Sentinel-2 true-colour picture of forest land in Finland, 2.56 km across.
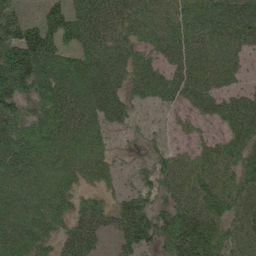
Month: June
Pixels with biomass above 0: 88%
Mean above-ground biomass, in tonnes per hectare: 68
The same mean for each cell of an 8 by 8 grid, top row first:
54 66 83 76 71 72 88 86
128 101 77 67 61 66 64 53
157 85 81 73 76 63 64 29
74 83 59 63 18 27 43 82
97 94 72 28 19 22 46 85
66 61 46 32 42 91 85 81
71 76 49 47 71 72 97 76
80 56 70 29 72 90 94 76
